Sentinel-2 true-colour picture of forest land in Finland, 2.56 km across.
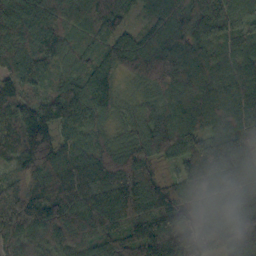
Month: October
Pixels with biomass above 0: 99%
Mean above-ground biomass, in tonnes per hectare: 126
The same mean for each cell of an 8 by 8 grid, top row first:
168 149 107 122 51 130 129 93
174 159 95 115 143 140 95 93
120 78 117 96 104 126 87 92
136 143 136 79 73 124 125 110
106 158 95 92 134 158 143 144
71 150 135 177 181 81 176 119
194 191 164 158 160 170 102 102
135 103 97 111 165 152 84 117
